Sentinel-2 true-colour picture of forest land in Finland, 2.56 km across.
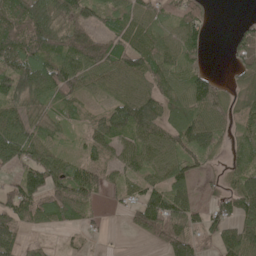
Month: May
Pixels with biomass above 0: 79%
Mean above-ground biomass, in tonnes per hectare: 72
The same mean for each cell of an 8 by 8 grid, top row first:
106 120 84 64 66 67 20 5
111 109 171 108 80 69 30 64
110 115 88 64 83 66 65 37
71 46 37 79 116 76 80 52
110 58 29 65 70 81 79 49
58 134 99 35 58 71 29 64
121 107 83 12 108 106 54 99
62 11 20 3 28 111 55 109
